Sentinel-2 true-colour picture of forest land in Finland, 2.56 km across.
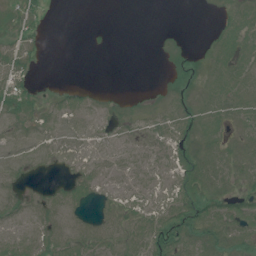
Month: July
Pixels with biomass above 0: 59%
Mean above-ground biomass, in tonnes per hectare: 6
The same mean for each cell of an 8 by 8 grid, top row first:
12 4 0 0 0 0 1 8
9 2 0 0 0 3 4 12
12 1 0 0 0 6 5 10
10 5 6 4 3 7 8 9
4 5 4 5 4 10 7 6
4 1 6 5 6 10 11 7
6 8 5 5 7 12 12 9
8 9 9 8 10 14 10 7
